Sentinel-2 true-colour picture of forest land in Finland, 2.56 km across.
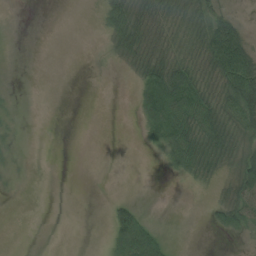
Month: August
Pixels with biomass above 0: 39%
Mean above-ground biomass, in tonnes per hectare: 19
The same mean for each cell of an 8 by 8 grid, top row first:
0 0 0 33 28 27 38 8
0 0 0 12 39 18 45 70
0 0 0 0 45 56 19 87
3 0 0 0 37 69 48 64
4 0 0 0 13 62 53 32
2 0 0 0 0 13 24 44
0 0 0 20 9 0 11 54
0 0 0 33 91 2 0 4
